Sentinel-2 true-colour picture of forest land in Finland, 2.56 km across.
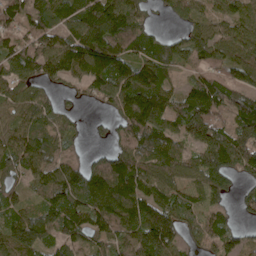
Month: May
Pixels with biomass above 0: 87%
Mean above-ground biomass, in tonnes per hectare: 104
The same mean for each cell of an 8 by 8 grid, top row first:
111 106 109 182 61 50 70 74
106 121 152 149 90 91 115 115
103 75 78 169 138 36 100 80
73 78 19 66 182 122 158 127
95 105 28 54 130 76 190 116
87 105 118 179 126 104 127 74
77 106 137 182 150 102 70 27
137 100 80 88 139 112 78 58
